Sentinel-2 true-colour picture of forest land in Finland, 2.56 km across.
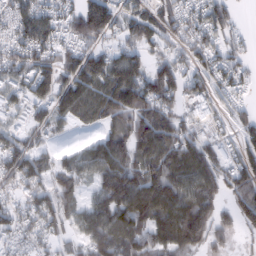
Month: February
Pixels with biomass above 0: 83%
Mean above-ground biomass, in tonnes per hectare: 82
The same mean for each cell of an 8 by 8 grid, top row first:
81 81 107 95 70 70 79 17
66 82 71 55 63 44 66 35
64 82 103 136 116 95 60 45
52 74 95 120 126 65 77 42
69 30 26 109 133 111 61 62
92 66 83 133 126 111 103 98
57 81 65 128 134 131 97 89
40 47 51 120 99 128 81 23
